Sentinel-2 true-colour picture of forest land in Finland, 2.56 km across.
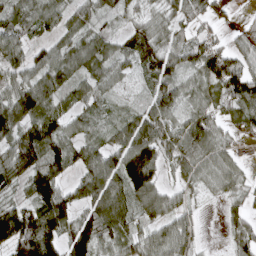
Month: April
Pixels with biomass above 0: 85%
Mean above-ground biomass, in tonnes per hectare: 65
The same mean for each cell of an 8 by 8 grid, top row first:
59 62 44 33 34 50 50 8
49 45 59 41 70 49 71 47
55 74 54 42 39 61 70 105
114 73 42 32 56 58 60 60
88 105 58 58 118 79 89 35
82 103 51 94 125 39 46 40
87 132 64 115 63 50 5 34
150 131 119 67 54 85 6 53
